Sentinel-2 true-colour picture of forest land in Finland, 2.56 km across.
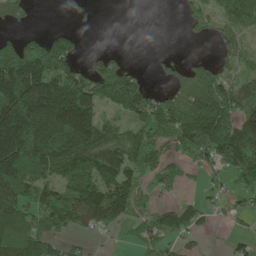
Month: May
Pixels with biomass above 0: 67%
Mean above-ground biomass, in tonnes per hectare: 114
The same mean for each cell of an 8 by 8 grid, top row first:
65 0 17 0 0 5 68 163
103 156 37 14 0 3 6 60
275 209 153 200 40 55 152 91
257 241 262 88 146 169 209 146
261 248 215 128 145 98 191 175
210 135 249 158 84 50 56 115
149 148 170 166 71 59 50 51
195 107 35 17 63 63 9 38
